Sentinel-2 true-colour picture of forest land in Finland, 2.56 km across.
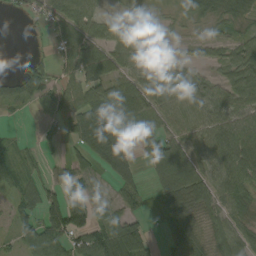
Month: September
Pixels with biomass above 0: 73%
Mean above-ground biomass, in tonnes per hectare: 55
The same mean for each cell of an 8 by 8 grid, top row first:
13 52 75 20 16 20 55 53
0 19 90 69 62 28 29 53
29 47 80 66 58 57 34 69
12 48 92 106 88 70 56 71
30 37 68 108 41 66 67 90
69 35 52 46 19 76 64 84
52 98 66 42 22 68 54 44
34 94 60 106 68 44 42 62
